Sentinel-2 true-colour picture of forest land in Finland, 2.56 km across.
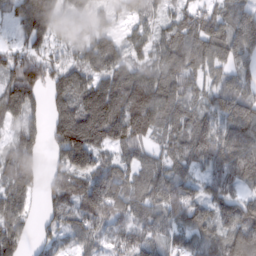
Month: February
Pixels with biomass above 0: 89%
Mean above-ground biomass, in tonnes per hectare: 86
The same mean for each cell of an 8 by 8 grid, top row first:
55 143 55 35 67 49 73 97
46 61 68 73 53 105 113 122
107 71 76 99 96 113 66 79
75 51 114 123 91 99 97 153
79 49 148 72 49 90 157 121
120 37 97 90 77 86 78 95
95 41 95 90 84 102 88 93
103 51 62 50 71 57 76 160
